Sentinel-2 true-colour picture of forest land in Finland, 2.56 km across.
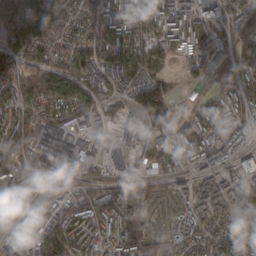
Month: February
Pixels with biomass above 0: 88%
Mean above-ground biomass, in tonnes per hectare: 99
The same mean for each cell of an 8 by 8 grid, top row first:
127 130 80 97 115 123 105 108
132 116 102 129 110 68 103 129
117 119 95 78 118 34 57 99
86 101 100 51 142 80 133 72
133 91 63 54 83 109 107 127
110 73 81 64 79 66 79 124
76 79 146 134 145 47 80 127
67 144 114 89 145 65 92 91
